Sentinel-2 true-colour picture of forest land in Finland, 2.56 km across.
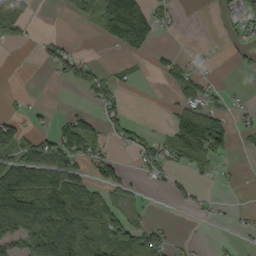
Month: September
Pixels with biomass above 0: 42%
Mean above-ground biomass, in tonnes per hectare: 42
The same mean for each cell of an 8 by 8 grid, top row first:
58 0 19 140 92 19 2 33
7 21 9 17 41 10 7 19
0 5 40 26 2 41 18 1
16 7 25 37 0 48 68 19
69 61 74 18 39 77 114 6
109 90 56 55 19 21 20 5
141 141 100 59 10 9 10 8
72 151 121 76 73 13 4 8
